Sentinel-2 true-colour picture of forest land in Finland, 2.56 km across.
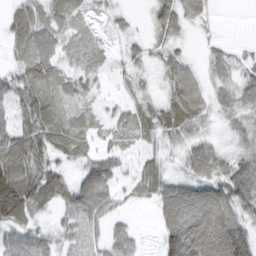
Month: March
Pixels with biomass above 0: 81%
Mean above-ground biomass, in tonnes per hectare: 37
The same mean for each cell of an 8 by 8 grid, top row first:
24 33 18 13 5 42 10 0
27 43 36 10 16 18 10 5
43 48 38 9 12 41 21 25
48 49 22 18 21 38 24 27
77 45 35 19 15 19 24 21
95 63 34 46 43 24 45 67
90 28 56 36 6 86 85 50
43 29 34 38 8 107 108 107
